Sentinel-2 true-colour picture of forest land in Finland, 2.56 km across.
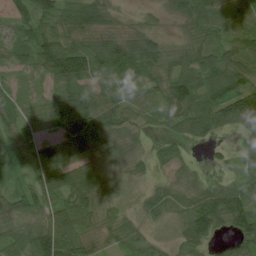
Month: July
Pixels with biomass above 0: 88%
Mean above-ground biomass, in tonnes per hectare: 58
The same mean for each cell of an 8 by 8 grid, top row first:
87 54 87 35 16 28 87 79
49 85 67 82 78 29 56 70
27 66 83 75 71 69 67 64
56 72 110 64 36 69 83 99
90 63 102 51 13 35 28 17
33 77 71 25 16 22 15 44
44 52 69 24 22 28 90 89
66 118 77 40 35 20 43 62
